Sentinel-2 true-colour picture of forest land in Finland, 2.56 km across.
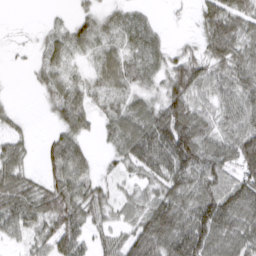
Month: March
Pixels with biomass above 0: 79%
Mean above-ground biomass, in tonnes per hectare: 52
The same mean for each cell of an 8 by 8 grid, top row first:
1 5 24 28 17 4 60 70
9 34 35 36 49 19 47 55
1 36 27 55 39 70 61 62
14 15 62 41 60 92 47 60
42 26 46 31 95 123 68 89
68 35 63 24 41 79 85 70
68 68 65 41 55 87 101 95
29 54 60 39 89 90 104 76
